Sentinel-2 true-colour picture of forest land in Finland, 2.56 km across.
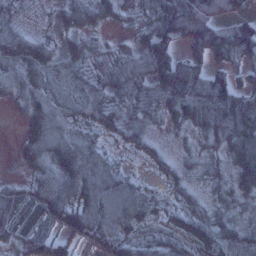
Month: January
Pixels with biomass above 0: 89%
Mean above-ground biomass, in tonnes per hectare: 51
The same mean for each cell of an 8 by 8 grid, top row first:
24 10 49 30 29 121 92 50
63 35 31 18 61 65 87 91
39 49 42 46 49 113 99 48
11 58 46 44 38 64 99 124
14 70 60 17 28 10 39 88
7 47 77 56 11 27 24 55
55 71 66 74 53 28 34 25
56 54 34 64 40 41 67 45
